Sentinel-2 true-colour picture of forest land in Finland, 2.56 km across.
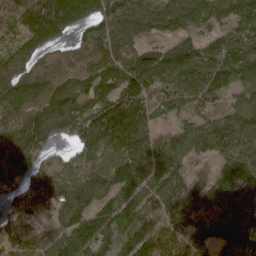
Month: April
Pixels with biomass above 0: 92%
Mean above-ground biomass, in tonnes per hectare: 115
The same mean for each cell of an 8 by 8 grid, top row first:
137 205 141 139 95 107 99 109
106 104 117 120 89 97 86 108
139 152 111 119 147 106 109 97
119 160 121 143 111 68 66 105
143 86 97 120 133 103 101 101
136 125 118 133 150 104 84 101
67 123 117 83 87 89 112 141
121 116 136 112 157 109 101 140
